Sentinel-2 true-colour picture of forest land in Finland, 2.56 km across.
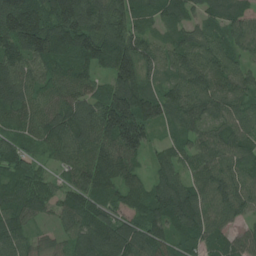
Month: July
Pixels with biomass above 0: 96%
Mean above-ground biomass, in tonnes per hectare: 100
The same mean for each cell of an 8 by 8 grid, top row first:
176 129 158 122 76 78 71 79
123 157 143 150 97 80 96 76
108 80 88 104 100 72 99 72
99 76 110 202 163 90 80 76
67 82 106 132 122 58 89 73
87 51 83 122 71 91 92 88
106 66 120 85 100 156 98 84
102 43 108 134 120 86 88 68
